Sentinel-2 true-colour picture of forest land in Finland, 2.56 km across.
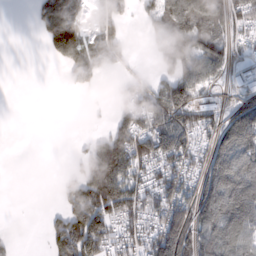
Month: February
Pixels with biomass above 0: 60%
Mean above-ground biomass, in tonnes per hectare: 83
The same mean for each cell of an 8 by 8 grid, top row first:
0 167 107 104 54 144 114 62
0 60 124 134 15 158 88 36
0 0 92 12 52 128 66 38
0 0 1 34 111 143 74 144
0 0 12 172 121 122 61 170
0 0 102 229 69 99 134 154
0 10 157 124 90 149 166 161
13 48 165 66 70 195 123 99
